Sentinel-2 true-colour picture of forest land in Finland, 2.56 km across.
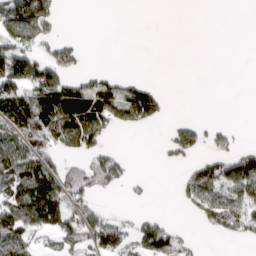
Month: April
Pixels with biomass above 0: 42%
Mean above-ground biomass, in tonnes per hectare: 54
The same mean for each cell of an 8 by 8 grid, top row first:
160 93 0 0 0 0 0 0
101 63 34 0 0 0 0 0
122 121 52 51 30 0 0 0
106 127 131 97 130 0 0 0
84 97 104 25 0 80 54 27
112 94 87 87 9 18 118 134
104 122 80 15 7 5 84 74
86 14 54 107 103 52 2 29
